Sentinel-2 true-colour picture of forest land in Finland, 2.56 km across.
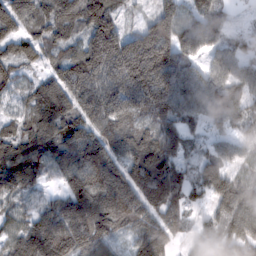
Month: February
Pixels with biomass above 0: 96%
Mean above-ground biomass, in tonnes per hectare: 114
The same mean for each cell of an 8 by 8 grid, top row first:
142 105 112 91 36 115 110 10
96 83 79 193 230 172 88 73
69 79 138 127 214 165 118 109
58 141 102 138 109 128 107 143
112 122 139 106 132 90 47 67
131 50 160 144 147 106 119 69
52 81 160 149 115 92 58 180
101 183 139 68 114 59 124 194
